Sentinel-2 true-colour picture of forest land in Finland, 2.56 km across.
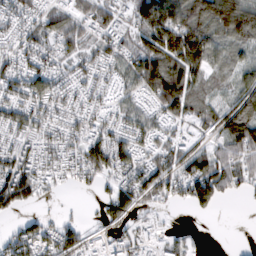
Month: February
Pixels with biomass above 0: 78%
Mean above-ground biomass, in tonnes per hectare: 79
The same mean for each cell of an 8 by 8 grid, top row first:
75 70 71 73 118 138 151 170
64 72 71 72 113 165 125 68
104 96 65 56 128 156 66 61
92 85 73 48 60 88 68 111
64 64 84 107 60 67 41 114
149 63 64 75 114 95 160 80
68 7 5 84 46 19 46 2
99 99 79 63 32 35 2 1
